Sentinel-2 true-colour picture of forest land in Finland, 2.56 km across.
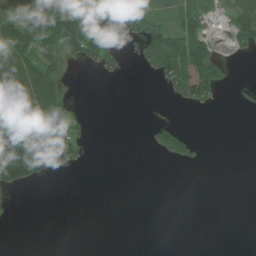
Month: July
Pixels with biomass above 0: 33%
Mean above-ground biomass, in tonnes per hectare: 37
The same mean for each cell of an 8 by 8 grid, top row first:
57 145 71 52 71 57 44 87
81 89 93 37 59 121 53 31
107 66 0 13 6 92 130 3
185 68 8 0 0 5 12 4
130 104 34 0 6 101 3 0
94 23 2 0 0 0 0 0
2 0 0 0 0 0 0 0
0 0 0 0 0 0 0 0
